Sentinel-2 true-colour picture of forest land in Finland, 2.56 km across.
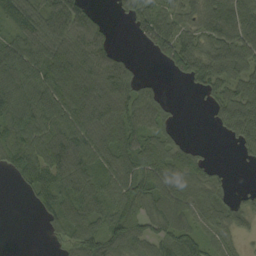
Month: September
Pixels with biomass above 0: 77%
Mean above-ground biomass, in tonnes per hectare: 66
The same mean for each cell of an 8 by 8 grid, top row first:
57 74 63 11 77 58 99 101
70 80 83 32 22 89 78 98
106 118 121 103 27 19 77 71
96 96 119 107 78 13 21 93
93 96 85 85 83 44 5 40
40 80 84 69 100 98 54 0
0 54 89 67 81 80 64 40
0 15 75 75 66 66 39 21
